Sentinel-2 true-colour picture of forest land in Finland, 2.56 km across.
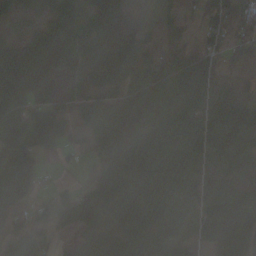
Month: October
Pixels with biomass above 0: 84%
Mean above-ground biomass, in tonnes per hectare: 78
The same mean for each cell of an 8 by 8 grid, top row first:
28 49 50 46 3 23 83 117
64 65 51 52 32 30 83 76
97 45 44 54 77 88 87 51
97 73 40 70 61 69 121 109
134 58 22 94 111 51 71 109
94 9 12 126 138 97 85 96
63 44 130 111 124 86 115 117
66 37 131 158 93 75 112 199
